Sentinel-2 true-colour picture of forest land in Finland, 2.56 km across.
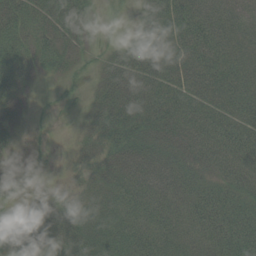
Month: August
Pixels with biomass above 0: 82%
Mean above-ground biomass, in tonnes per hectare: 47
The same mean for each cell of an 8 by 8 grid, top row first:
62 57 54 3 31 77 73 47
52 39 22 12 58 61 73 53
47 9 7 49 71 61 70 68
14 4 7 60 59 62 63 65
14 3 17 43 54 51 73 79
4 3 21 44 64 54 40 60
14 57 41 47 64 59 83 66
24 73 64 51 60 56 64 86
